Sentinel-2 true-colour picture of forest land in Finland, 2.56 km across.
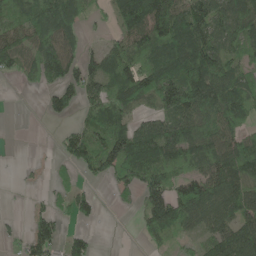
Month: May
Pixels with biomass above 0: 69%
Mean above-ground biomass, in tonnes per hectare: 76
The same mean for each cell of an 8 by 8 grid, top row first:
66 117 72 49 165 140 123 123
99 105 66 53 84 132 127 74
20 49 90 97 126 134 140 79
0 36 42 113 41 104 100 98
0 1 83 106 115 116 97 98
4 9 24 64 111 64 103 100
1 36 52 6 55 106 116 97
19 116 54 0 20 27 63 121
